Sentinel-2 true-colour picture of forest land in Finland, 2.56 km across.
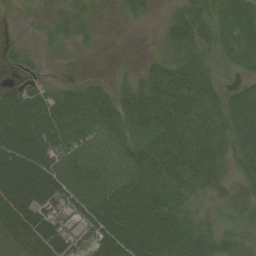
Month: August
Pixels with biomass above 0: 83%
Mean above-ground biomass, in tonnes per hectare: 49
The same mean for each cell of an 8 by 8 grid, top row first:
4 12 18 4 14 29 39 46
11 7 5 1 0 40 34 52
4 6 12 15 39 73 52 20
94 61 54 56 67 74 71 71
132 75 56 41 57 79 77 62
123 99 57 55 66 59 61 30
86 62 58 90 76 48 10 20
64 73 25 93 90 80 45 21
